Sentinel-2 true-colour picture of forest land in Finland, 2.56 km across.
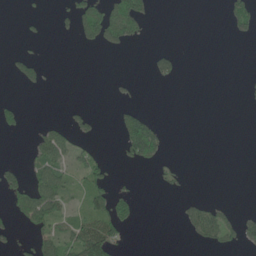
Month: June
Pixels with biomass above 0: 22%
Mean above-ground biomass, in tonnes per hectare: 21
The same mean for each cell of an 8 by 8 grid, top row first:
1 6 57 82 43 0 0 48
5 0 10 24 4 8 0 0
21 11 0 5 3 21 0 1
26 0 14 7 26 0 0 0
0 56 26 1 139 0 0 0
31 63 39 25 0 11 0 0
34 81 29 73 1 6 36 6
16 43 81 66 0 0 31 32
